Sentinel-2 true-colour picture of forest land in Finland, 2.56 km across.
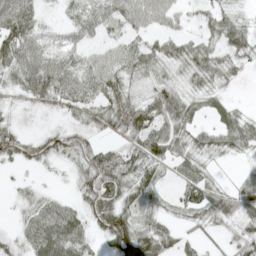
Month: May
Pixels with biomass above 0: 79%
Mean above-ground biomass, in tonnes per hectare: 47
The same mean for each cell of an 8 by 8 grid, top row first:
76 10 42 59 53 30 38 28
81 43 34 37 52 42 50 61
42 74 55 58 48 29 47 17
13 20 38 68 88 81 27 26
54 53 61 32 86 65 43 56
6 5 52 97 51 28 33 17
15 48 37 77 41 23 66 66
23 78 51 65 96 39 23 56
